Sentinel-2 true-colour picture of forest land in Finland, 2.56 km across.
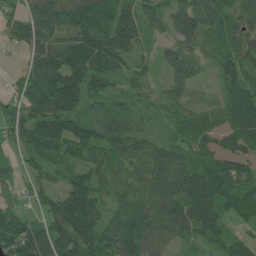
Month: June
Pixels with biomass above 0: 90%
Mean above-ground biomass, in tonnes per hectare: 110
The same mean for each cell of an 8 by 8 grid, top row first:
59 112 140 159 96 89 122 78
43 115 190 186 48 76 57 103
48 182 177 99 64 76 22 129
72 169 111 95 55 71 58 136
76 165 144 119 78 94 76 91
68 63 103 92 99 147 144 127
88 98 225 83 124 158 163 114
194 192 185 124 131 78 99 76
